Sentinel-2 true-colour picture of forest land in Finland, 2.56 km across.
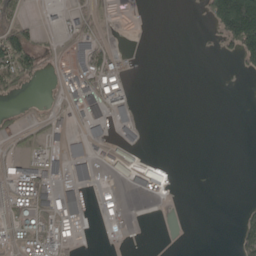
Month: May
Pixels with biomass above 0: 25%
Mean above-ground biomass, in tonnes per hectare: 22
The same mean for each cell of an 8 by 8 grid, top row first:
24 5 22 4 0 0 41 247
99 9 48 12 0 0 3 92
60 3 40 47 0 0 0 2
7 10 34 62 1 0 0 0
8 24 42 25 10 0 0 0
30 45 28 26 52 5 0 0
30 41 52 18 0 0 0 7
16 36 15 1 0 0 0 41
